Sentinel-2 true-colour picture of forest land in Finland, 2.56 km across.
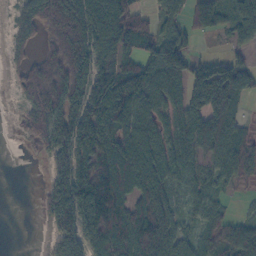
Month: October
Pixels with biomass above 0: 76%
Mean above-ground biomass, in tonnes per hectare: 82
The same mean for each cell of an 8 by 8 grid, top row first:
46 123 132 148 49 46 104 72
47 64 150 118 58 79 1 32
37 136 116 127 105 84 145 94
12 128 123 127 81 59 121 42
4 84 147 116 96 62 90 64
0 45 137 136 137 68 38 39
0 63 147 147 102 42 46 6
0 20 116 133 128 76 37 98
